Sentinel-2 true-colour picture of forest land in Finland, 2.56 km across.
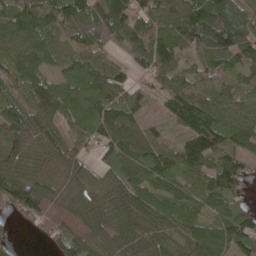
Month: May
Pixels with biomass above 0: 91%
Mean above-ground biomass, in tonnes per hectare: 89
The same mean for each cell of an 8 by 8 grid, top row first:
80 73 93 154 86 113 128 99
87 63 56 57 105 102 120 122
70 75 80 78 28 73 74 58
82 109 95 86 40 88 98 72
84 99 52 93 85 65 149 108
132 95 93 67 95 90 103 100
96 129 101 94 107 86 70 49
12 59 121 67 90 81 137 129
